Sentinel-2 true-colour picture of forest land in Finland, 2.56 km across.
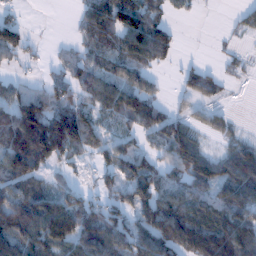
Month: January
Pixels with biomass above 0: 70%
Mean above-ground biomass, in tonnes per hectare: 71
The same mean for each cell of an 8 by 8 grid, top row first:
22 0 30 99 82 18 1 15
81 9 35 64 124 40 1 10
33 33 56 71 44 17 47 11
138 124 105 68 92 32 35 2
157 190 118 56 35 94 20 46
93 41 18 54 88 60 92 103
121 120 93 61 91 104 108 99
78 114 92 106 90 130 189 153
